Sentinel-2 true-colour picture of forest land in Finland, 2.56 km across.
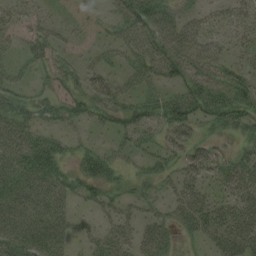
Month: August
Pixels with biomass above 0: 73%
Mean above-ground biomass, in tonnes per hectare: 41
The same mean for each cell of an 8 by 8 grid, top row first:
20 16 14 31 84 42 27 34
17 44 15 31 62 76 48 22
29 23 36 36 48 45 60 48
50 31 36 44 51 65 56 63
54 43 21 24 36 51 39 26
53 54 42 34 29 34 42 54
52 60 18 33 27 36 51 51
55 66 21 41 42 24 29 60
